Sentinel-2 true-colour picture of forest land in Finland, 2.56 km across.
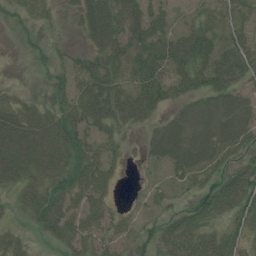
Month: July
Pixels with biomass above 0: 78%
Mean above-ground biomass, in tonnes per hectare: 33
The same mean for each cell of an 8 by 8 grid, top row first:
25 16 29 48 44 14 22 32
8 16 13 45 46 45 45 41
4 22 31 38 45 40 42 36
36 39 42 48 39 22 45 51
53 44 38 24 19 53 52 40
38 43 46 24 6 23 33 45
25 51 33 24 11 19 42 43
27 16 36 24 24 48 43 22
